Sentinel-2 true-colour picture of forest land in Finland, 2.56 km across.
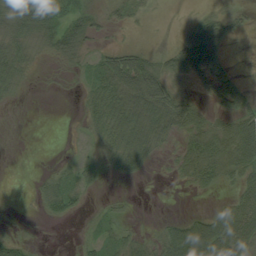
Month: August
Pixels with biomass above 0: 59%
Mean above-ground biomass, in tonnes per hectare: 27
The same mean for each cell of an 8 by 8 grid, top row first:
48 56 33 15 11 2 21 12
38 23 23 17 15 28 70 0
31 2 8 52 74 24 35 19
2 0 11 53 59 59 20 44
1 0 6 43 51 20 56 79
0 17 26 14 8 14 38 38
1 24 15 11 0 0 11 51
29 1 8 24 21 67 93 68
